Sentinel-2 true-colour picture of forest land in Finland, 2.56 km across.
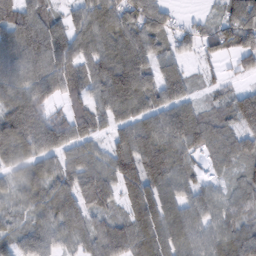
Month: February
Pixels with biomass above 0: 91%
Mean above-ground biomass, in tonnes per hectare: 93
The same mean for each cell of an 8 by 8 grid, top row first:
102 66 75 123 119 32 26 130
98 131 91 115 114 53 50 99
108 137 93 170 118 102 34 30
137 66 77 98 89 112 52 116
159 121 87 77 125 116 83 71
66 104 114 109 154 95 34 53
61 94 105 59 135 99 77 64
78 88 67 109 102 111 84 101
